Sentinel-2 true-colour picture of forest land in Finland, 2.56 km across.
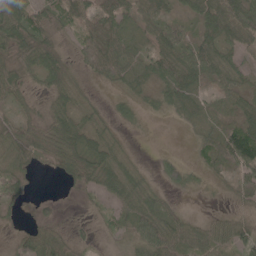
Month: May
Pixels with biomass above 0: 77%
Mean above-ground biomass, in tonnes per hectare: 37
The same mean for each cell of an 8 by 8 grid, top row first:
74 45 41 47 49 27 66 70
49 63 31 50 27 68 56 45
41 51 24 27 30 63 35 34
29 30 33 18 15 19 18 34
45 71 56 32 1 0 27 93
35 6 45 48 17 27 13 43
22 10 5 24 45 17 4 17
27 66 18 12 54 49 50 49
